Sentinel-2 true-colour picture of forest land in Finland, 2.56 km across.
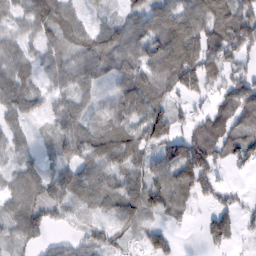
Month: February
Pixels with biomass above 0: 84%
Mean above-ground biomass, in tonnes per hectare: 61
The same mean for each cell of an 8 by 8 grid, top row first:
46 85 42 31 75 106 108 104
56 43 51 80 90 112 92 84
75 41 65 47 87 84 79 62
64 32 53 70 95 47 44 97
40 20 74 96 88 90 101 77
48 52 71 64 69 90 68 6
65 57 26 49 79 49 26 40
39 25 28 34 24 6 38 24
